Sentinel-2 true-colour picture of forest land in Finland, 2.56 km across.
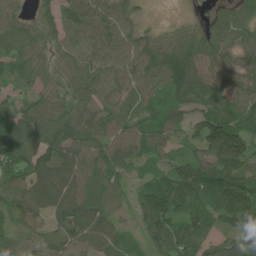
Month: June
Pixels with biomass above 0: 90%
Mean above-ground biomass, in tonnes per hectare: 80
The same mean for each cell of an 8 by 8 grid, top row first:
46 35 93 86 16 4 27 67
84 45 89 92 74 85 68 66
47 47 76 70 89 123 106 62
77 97 91 72 79 71 90 78
107 127 106 103 84 61 168 164
83 98 88 66 45 102 107 126
84 83 103 32 89 95 80 112
42 45 58 68 51 124 84 87
